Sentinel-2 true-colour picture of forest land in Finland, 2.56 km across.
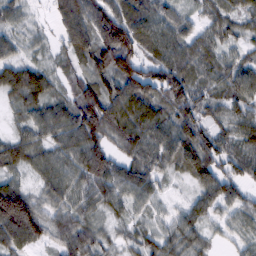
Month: February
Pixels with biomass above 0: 92%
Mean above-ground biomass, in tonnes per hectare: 70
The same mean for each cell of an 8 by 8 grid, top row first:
37 26 137 113 85 52 44 53
43 21 78 150 69 76 58 42
84 63 54 89 121 106 59 85
32 73 109 90 82 83 51 61
63 63 100 58 98 96 89 64
42 69 77 84 72 32 97 64
170 52 61 44 40 29 60 57
85 48 93 34 55 63 33 38
